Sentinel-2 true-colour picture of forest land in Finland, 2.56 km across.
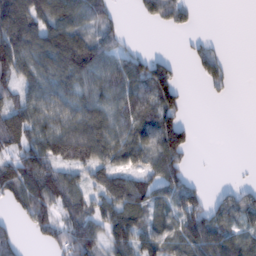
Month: February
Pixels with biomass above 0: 67%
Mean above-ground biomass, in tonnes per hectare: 65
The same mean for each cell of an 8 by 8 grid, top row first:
146 92 69 35 23 43 0 0
119 93 91 55 9 2 30 0
81 77 80 81 93 67 46 0
86 87 88 84 66 73 0 0
75 105 146 99 90 112 0 0
97 106 50 92 61 78 3 2
43 86 71 94 76 71 64 78
46 45 97 92 78 77 120 68
